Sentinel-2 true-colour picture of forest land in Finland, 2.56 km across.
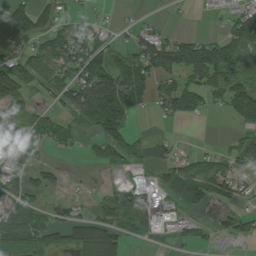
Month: July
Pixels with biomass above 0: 60%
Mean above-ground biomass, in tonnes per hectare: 56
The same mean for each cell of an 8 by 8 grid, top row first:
94 63 21 5 9 2 3 63
24 65 88 43 76 96 96 73
124 79 92 119 105 65 79 66
66 39 68 150 32 91 32 94
51 52 21 80 31 19 3 43
55 37 3 7 11 61 73 43
74 29 19 68 63 49 58 40
102 59 82 84 19 27 28 55
